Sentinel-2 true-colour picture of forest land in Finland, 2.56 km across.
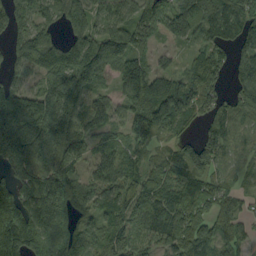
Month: September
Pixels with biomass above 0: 88%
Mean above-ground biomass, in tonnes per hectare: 103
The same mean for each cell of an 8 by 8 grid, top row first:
99 55 92 96 133 47 83 130
91 131 119 137 62 24 85 80
70 107 139 59 139 85 127 89
204 162 124 78 120 124 67 69
236 210 92 70 63 58 121 41
116 168 102 103 69 84 86 27
147 164 107 84 88 107 82 44
200 156 119 87 73 118 112 57
